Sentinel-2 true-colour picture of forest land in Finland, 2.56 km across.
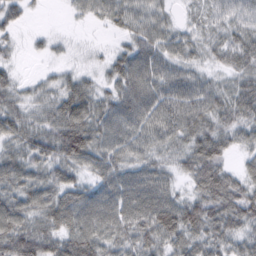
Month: February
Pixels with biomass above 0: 90%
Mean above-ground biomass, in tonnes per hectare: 54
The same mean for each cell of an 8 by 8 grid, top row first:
33 3 20 46 56 18 38 56
14 17 6 18 61 48 33 65
23 21 35 41 76 65 32 42
47 40 82 59 65 73 64 56
52 68 97 66 54 43 74 35
72 57 39 65 54 32 83 42
75 74 76 67 74 72 85 87
88 69 82 58 60 61 67 52
